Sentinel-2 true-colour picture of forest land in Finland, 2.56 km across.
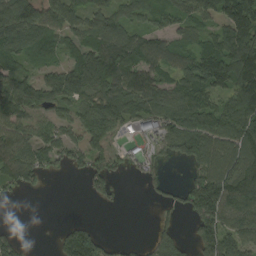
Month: August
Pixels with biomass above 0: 72%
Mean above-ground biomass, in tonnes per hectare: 86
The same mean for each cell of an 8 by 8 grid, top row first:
132 165 81 86 62 82 84 176
110 87 84 114 105 69 96 146
93 73 133 112 97 83 139 136
88 65 82 122 101 110 108 135
109 85 79 50 45 90 123 118
98 34 37 59 42 1 125 137
3 0 0 12 1 47 181 122
54 3 152 23 16 69 140 114
